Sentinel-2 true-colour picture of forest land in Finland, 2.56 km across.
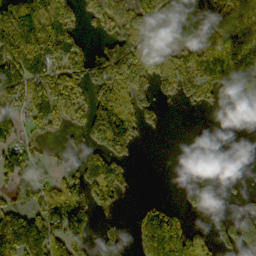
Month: October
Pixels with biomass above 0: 61%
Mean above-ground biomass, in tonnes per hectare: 108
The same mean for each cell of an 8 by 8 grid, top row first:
158 169 77 101 130 167 106 121
199 170 71 82 146 105 144 195
153 121 103 153 135 161 215 209
96 146 101 203 105 3 27 5
86 16 41 141 14 0 0 2
127 58 103 164 0 2 87 10
147 160 167 62 57 50 87 33
271 198 118 56 130 242 88 109
